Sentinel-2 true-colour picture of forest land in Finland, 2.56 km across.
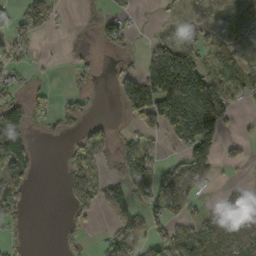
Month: October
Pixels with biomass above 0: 49%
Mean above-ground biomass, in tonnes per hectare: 66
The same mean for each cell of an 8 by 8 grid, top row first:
42 51 12 44 2 21 32 55
40 1 23 41 37 122 68 33
26 9 21 33 179 323 133 73
75 44 41 1 162 249 202 19
113 5 73 61 42 62 162 31
88 0 114 58 77 123 58 1
67 0 60 58 66 83 35 98
15 0 21 54 58 88 96 114
